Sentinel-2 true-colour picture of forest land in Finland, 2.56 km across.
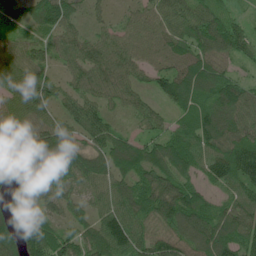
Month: June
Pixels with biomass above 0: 95%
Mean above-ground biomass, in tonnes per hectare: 86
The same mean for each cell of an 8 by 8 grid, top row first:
76 126 51 39 66 88 96 30
62 70 77 84 81 92 91 89
100 74 77 97 56 109 98 53
91 75 79 47 63 57 102 99
141 137 70 93 63 88 89 112
144 117 84 87 87 86 61 107
90 79 53 80 95 118 80 90
93 106 71 100 75 82 107 95
